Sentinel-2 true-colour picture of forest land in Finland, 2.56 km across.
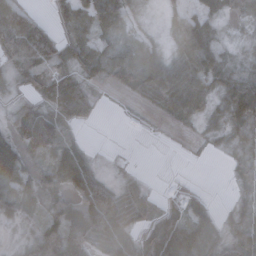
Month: November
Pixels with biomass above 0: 74%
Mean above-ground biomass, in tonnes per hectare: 43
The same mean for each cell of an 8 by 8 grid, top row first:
94 15 52 52 10 22 31 23
84 76 48 36 55 27 45 11
24 55 45 41 80 57 46 44
35 63 51 1 5 41 26 69
63 101 36 0 0 2 7 23
62 52 65 14 11 0 0 24
44 46 71 99 50 19 38 20
13 118 84 78 43 89 43 64
